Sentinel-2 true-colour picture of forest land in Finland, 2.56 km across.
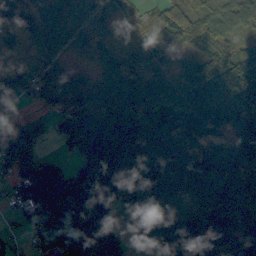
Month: September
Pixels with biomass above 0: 88%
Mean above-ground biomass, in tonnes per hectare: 75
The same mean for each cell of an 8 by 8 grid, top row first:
111 62 77 75 21 81 33 38
27 49 45 35 64 64 64 43
50 42 50 90 72 63 117 145
50 44 100 82 135 84 86 85
101 37 84 99 104 114 67 54
65 107 67 91 99 96 98 72
31 80 99 84 97 38 81 92
12 76 105 79 61 107 108 92
